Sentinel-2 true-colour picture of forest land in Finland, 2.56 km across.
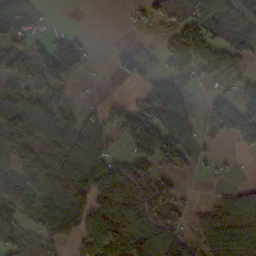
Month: October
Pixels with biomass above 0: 67%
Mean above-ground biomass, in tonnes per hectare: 80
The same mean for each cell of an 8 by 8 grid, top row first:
84 13 0 0 34 49 96 99
75 97 79 15 41 107 109 65
46 101 19 10 43 71 35 45
160 100 61 72 78 122 37 115
130 112 186 30 115 113 19 36
94 160 177 132 77 43 11 7
117 194 146 128 122 99 40 56
92 91 57 96 110 121 85 64
